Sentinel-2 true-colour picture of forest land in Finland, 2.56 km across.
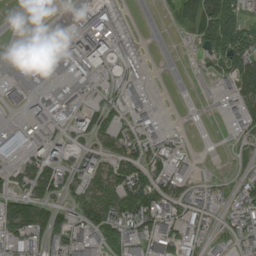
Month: August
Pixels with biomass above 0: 53%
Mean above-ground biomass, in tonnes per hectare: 45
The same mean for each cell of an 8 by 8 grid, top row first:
0 0 31 64 0 23 88 69
5 59 138 99 3 1 46 102
16 34 33 30 27 0 9 81
15 34 58 32 35 0 0 57
103 52 27 39 53 17 0 11
30 85 62 60 68 63 7 22
87 62 58 83 97 55 30 54
57 68 60 60 75 78 37 45
